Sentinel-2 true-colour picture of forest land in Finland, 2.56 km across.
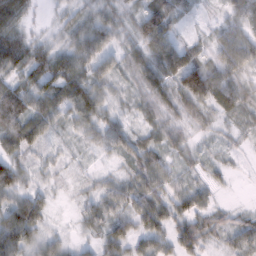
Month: February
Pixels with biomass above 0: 90%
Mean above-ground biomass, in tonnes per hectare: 43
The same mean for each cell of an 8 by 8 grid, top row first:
60 9 26 26 56 44 6 47
84 35 60 38 59 74 28 82
38 65 77 42 48 67 100 44
94 58 68 32 26 34 33 40
61 25 17 48 37 28 11 9
58 14 9 17 59 32 18 4
78 30 20 40 55 45 34 10
94 39 15 52 40 50 30 42
